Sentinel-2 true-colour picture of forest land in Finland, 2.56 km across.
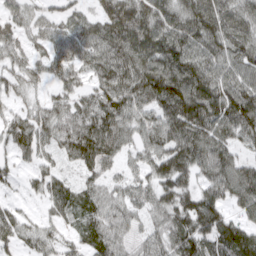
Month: March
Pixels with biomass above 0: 91%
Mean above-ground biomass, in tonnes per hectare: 71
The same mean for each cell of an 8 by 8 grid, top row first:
48 44 48 68 86 87 113 84
46 52 67 84 75 101 86 80
47 36 48 90 111 121 102 74
44 55 76 92 67 110 110 123
57 48 108 74 65 92 103 66
23 33 36 35 46 107 71 89
31 30 58 66 46 99 98 55
55 49 44 68 46 83 76 112
